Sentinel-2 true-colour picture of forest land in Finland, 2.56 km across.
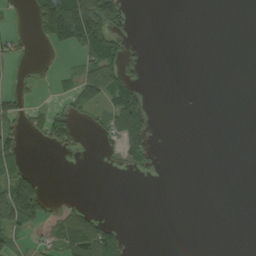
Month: September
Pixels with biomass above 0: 24%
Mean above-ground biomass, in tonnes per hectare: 24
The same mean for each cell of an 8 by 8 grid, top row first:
7 112 127 100 0 0 0 0
24 13 54 64 4 0 0 0
11 6 50 66 9 0 0 0
37 39 34 52 57 1 0 0
57 29 15 28 73 0 0 0
69 4 0 4 8 0 0 0
119 35 24 0 0 0 0 0
37 25 91 63 0 0 0 0
